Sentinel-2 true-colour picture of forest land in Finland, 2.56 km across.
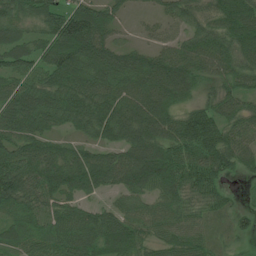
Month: July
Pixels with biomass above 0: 89%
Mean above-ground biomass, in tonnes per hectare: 74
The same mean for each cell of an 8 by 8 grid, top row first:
73 71 104 56 16 52 64 110
72 82 125 75 40 67 93 93
70 78 92 81 90 105 49 61
91 87 86 91 94 64 75 60
80 66 49 66 111 77 92 72
96 95 108 90 123 105 81 31
60 67 57 47 55 73 54 26
55 76 90 79 54 67 45 27
